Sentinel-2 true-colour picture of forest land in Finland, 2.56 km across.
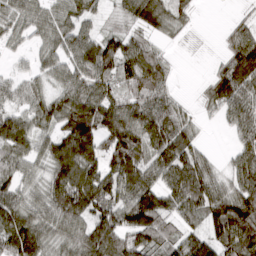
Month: March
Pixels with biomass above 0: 87%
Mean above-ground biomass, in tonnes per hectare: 86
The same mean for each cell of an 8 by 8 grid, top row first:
69 71 81 30 106 72 0 18
26 54 85 84 71 10 4 103
42 49 93 85 126 24 39 132
66 90 132 114 107 85 25 87
94 69 139 109 102 117 16 50
68 69 103 93 92 104 94 79
105 92 131 113 188 76 119 156
165 105 112 141 107 79 101 158
